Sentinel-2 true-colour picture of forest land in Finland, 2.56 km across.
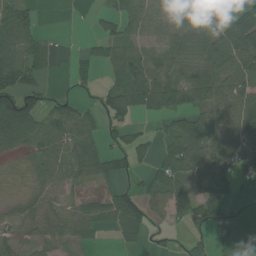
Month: July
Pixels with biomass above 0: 67%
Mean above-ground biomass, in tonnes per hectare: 59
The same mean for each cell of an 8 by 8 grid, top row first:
91 0 0 44 68 48 45 53
97 39 9 51 43 62 79 98
99 20 24 36 94 84 90 82
164 55 55 85 62 96 72 119
69 56 87 32 37 80 65 101
10 76 56 60 24 95 132 59
30 45 44 84 65 81 112 12
35 39 49 12 30 14 30 5
